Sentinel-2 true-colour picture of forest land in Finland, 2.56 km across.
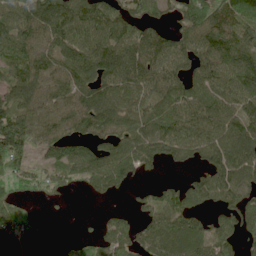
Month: June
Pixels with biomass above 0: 79%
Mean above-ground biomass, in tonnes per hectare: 83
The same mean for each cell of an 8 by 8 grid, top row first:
86 146 113 80 58 41 93 89
103 94 101 100 115 92 98 128
105 94 92 94 101 82 86 110
109 84 104 91 78 82 95 89
143 95 72 69 125 109 93 112
59 48 68 126 38 10 76 101
53 8 0 19 52 95 42 94
64 22 33 90 77 128 87 58
